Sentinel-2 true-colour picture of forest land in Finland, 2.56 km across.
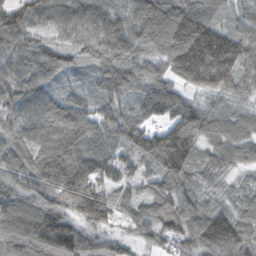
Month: October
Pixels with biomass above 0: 96%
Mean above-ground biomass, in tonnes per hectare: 96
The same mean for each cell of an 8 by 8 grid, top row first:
105 104 102 84 103 114 80 56
99 77 90 110 80 143 185 103
102 77 30 111 103 84 112 84
94 115 100 98 100 120 78 60
114 114 116 106 111 144 58 81
91 145 166 100 62 102 55 28
115 105 144 86 68 93 72 51
99 138 101 48 42 78 107 92
